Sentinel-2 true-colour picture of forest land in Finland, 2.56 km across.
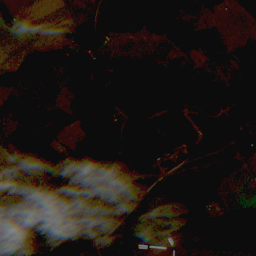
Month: November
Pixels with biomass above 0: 71%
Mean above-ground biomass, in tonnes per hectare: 83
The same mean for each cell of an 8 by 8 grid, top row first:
19 0 1 127 293 149 27 53
8 31 116 44 11 108 112 47
37 33 55 155 160 144 126 78
85 60 113 159 171 81 106 76
93 52 71 90 80 74 100 118
45 110 64 83 91 69 80 26
74 173 64 90 117 129 89 28
84 75 69 111 50 63 43 44
